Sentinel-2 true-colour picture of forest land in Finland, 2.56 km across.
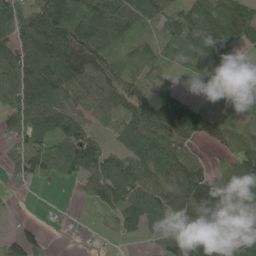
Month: May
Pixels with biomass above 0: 83%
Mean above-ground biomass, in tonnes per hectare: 77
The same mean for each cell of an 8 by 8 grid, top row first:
89 150 102 105 83 61 113 108
79 141 117 58 38 59 112 80
94 130 100 77 46 24 54 96
76 112 69 64 104 130 50 49
36 75 98 39 143 104 22 58
28 38 65 97 86 101 80 102
6 2 3 60 93 80 173 70
53 15 4 8 23 114 150 141
